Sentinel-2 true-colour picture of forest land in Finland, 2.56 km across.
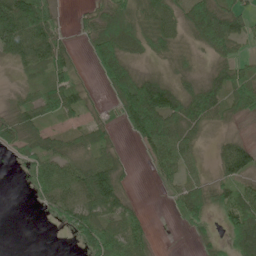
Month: June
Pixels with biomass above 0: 70%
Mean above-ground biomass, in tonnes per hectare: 49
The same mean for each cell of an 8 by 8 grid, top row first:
155 66 15 59 52 51 109 54
79 92 9 96 42 39 48 29
9 53 17 69 60 32 44 58
40 52 42 14 135 77 76 30
44 41 31 26 42 71 9 47
4 91 90 91 1 41 20 65
0 35 94 80 10 29 47 73
0 0 39 76 43 0 23 73
